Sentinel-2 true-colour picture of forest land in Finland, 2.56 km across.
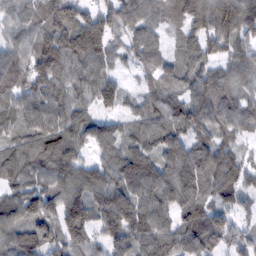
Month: February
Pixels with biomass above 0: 92%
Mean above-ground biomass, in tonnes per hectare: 90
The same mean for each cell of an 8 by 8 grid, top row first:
74 112 98 91 77 56 104 134
81 124 134 78 76 38 73 70
91 119 77 68 33 71 83 73
89 95 63 51 68 88 124 90
74 104 77 91 93 110 75 46
79 99 105 109 142 118 83 60
94 104 144 147 109 95 92 60
98 82 98 97 107 99 102 68
